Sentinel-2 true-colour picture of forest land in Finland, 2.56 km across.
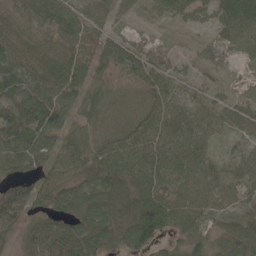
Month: May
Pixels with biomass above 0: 92%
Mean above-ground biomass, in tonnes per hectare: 55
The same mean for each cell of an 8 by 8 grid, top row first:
50 68 51 37 16 37 30 84
68 51 71 51 31 13 26 33
78 77 65 31 45 31 16 13
55 100 52 45 53 57 46 42
76 65 67 58 68 64 40 27
55 58 57 79 74 60 60 47
90 59 65 74 91 66 54 40
42 107 100 77 70 31 31 71
